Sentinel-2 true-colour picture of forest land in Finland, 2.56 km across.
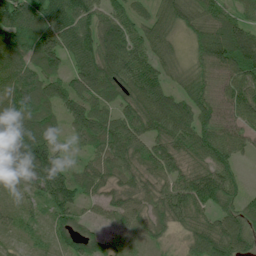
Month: July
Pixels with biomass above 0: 93%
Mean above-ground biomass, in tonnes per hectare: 81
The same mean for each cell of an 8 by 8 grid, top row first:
87 97 97 71 44 71 73 51
93 136 97 118 83 31 90 134
104 109 80 105 115 43 61 92
107 67 120 67 119 112 72 90
149 100 44 105 97 90 97 65
88 162 56 60 68 80 101 28
30 67 55 65 63 96 69 62
21 34 88 34 35 21 118 92
